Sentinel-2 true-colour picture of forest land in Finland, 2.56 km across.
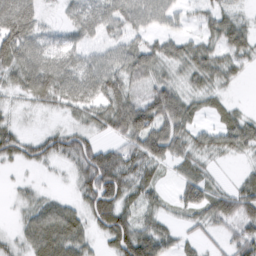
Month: February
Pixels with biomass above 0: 79%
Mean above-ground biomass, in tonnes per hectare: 47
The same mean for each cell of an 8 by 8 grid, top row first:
76 10 42 59 53 30 38 28
81 43 34 37 52 42 50 61
42 74 55 58 48 29 47 17
13 20 38 68 88 81 27 26
54 53 61 32 86 65 43 56
6 5 52 97 51 28 33 17
15 48 37 77 41 23 66 66
23 78 51 65 96 39 23 56
